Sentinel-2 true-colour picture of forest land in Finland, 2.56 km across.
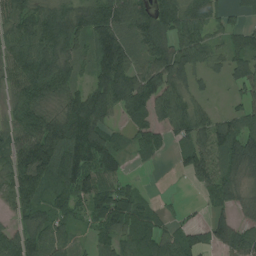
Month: August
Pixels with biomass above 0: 81%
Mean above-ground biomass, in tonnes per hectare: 79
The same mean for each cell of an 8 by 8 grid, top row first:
88 93 83 113 97 112 78 25
90 116 70 157 93 85 64 52
81 125 48 135 87 75 27 59
67 70 128 63 89 103 42 50
88 164 146 67 58 46 108 126
117 114 111 76 4 10 78 66
67 63 45 102 60 8 32 34
92 85 26 66 87 71 56 91
